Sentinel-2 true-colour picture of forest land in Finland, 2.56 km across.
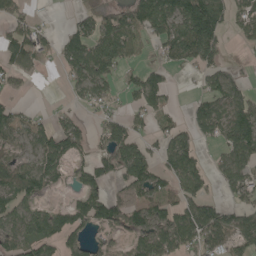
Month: May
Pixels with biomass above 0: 63%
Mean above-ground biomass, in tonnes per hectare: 74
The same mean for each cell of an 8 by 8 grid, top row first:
74 5 60 92 127 125 210 54
94 34 111 115 39 106 138 14
40 1 74 54 88 11 71 56
53 19 23 30 62 24 89 115
54 90 77 98 57 95 31 124
109 94 51 59 119 81 47 95
74 55 91 87 85 81 92 62
81 99 60 34 92 108 100 61
